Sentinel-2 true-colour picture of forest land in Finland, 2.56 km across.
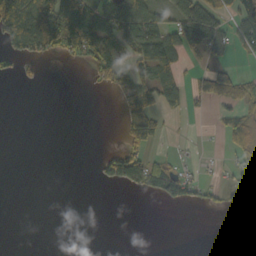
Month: October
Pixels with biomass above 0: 32%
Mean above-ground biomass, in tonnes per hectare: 36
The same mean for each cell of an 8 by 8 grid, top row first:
140 115 146 81 87 61 73 74
49 80 112 93 101 87 68 33
17 1 0 57 64 53 52 46
0 0 0 1 98 22 13 50
0 0 0 1 73 3 1 59
0 0 0 61 74 50 12 51
0 0 0 0 0 20 19 17
0 0 0 0 0 0 0 0
